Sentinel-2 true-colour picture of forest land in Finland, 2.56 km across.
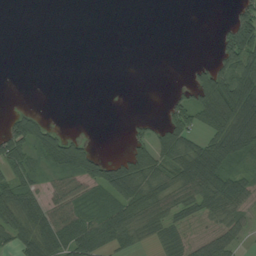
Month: August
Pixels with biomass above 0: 50%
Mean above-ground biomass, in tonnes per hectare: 40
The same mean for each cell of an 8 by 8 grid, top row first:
0 0 0 0 0 0 0 58
0 0 0 0 0 0 1 114
0 0 0 0 0 2 62 105
21 5 0 0 0 48 82 118
81 66 41 0 38 68 63 91
60 34 67 79 84 69 103 46
69 59 53 70 84 56 53 43
58 83 105 77 30 41 39 31
